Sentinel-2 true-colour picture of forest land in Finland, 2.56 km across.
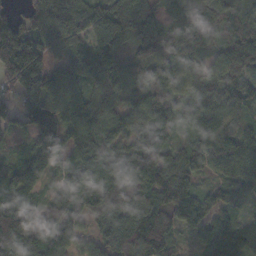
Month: November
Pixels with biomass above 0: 95%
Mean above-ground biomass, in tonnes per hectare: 103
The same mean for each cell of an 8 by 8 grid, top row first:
63 165 126 160 127 69 89 66
247 126 60 121 114 99 62 111
170 96 65 70 109 108 93 108
98 120 110 91 126 73 100 74
37 127 119 119 127 60 77 104
93 65 112 138 98 117 41 85
133 117 132 112 93 102 82 55
140 143 69 93 150 41 75 120
